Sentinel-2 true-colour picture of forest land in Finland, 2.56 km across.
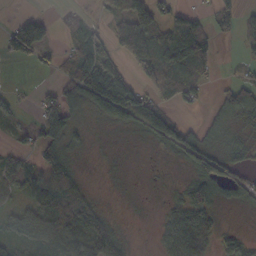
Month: October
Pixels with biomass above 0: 65%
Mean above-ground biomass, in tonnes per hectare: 51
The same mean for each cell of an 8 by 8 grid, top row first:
2 0 4 56 110 49 28 45
62 17 53 59 153 119 66 16
3 7 109 95 50 104 30 25
24 64 48 119 94 28 22 75
19 64 25 9 16 68 45 30
53 83 32 6 3 8 78 52
46 93 89 10 3 40 66 25
64 93 92 100 1 96 85 43
